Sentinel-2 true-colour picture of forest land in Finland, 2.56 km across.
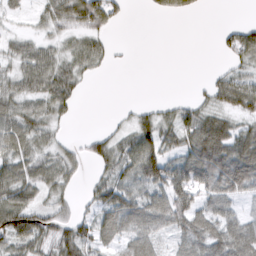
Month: March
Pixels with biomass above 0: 66%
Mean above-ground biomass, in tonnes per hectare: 43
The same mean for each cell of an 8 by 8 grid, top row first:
17 38 72 48 3 22 2 0
33 34 38 14 0 0 0 61
48 72 38 1 0 0 14 52
56 48 9 2 19 33 39 51
56 30 18 41 80 46 108 84
66 54 18 42 67 75 83 106
99 48 20 73 66 80 51 23
63 56 65 36 50 34 82 88
